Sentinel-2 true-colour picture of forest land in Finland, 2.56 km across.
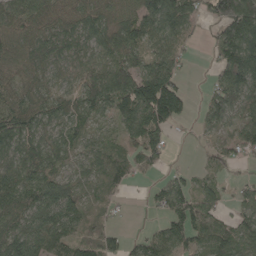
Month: May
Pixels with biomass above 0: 82%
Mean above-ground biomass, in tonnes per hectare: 75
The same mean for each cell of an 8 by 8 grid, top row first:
80 71 80 66 104 106 56 188
75 93 72 88 67 54 22 157
65 70 74 112 133 81 21 122
94 84 82 79 154 120 62 78
110 81 58 45 102 6 24 61
87 79 50 73 21 29 33 14
101 114 72 33 9 78 60 59
114 95 74 56 47 76 79 77
